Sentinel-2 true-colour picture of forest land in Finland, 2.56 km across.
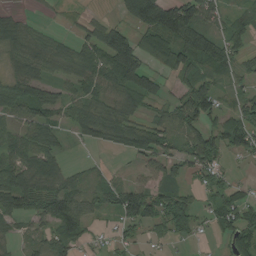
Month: August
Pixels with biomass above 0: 73%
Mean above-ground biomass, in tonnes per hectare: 65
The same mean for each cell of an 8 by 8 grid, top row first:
28 5 18 14 116 149 78 36
68 64 57 140 68 126 118 49
69 55 63 74 106 52 62 41
72 67 62 59 40 88 92 66
77 71 18 43 100 58 103 78
106 103 34 27 35 50 63 10
74 100 95 59 123 85 37 84
33 74 55 27 30 26 12 69
